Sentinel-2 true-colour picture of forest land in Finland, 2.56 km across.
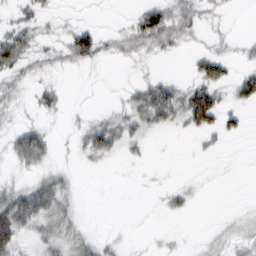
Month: February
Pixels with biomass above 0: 49%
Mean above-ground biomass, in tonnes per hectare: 19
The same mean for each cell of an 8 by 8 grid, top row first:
17 12 3 1 46 49 16 1
51 20 61 21 33 21 11 8
26 12 1 1 14 13 49 36
15 19 5 13 44 45 73 19
31 26 20 37 14 1 8 2
10 23 4 1 2 2 2 1
65 45 10 0 1 13 0 4
42 31 27 8 3 4 7 18
